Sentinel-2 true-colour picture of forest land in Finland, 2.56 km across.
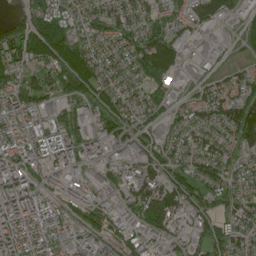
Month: June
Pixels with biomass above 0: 83%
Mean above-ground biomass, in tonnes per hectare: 87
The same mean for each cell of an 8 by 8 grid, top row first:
27 133 67 85 70 55 81 62
93 126 88 82 104 101 58 31
58 73 122 75 65 73 55 64
126 86 48 96 65 53 98 135
123 130 97 76 76 86 92 88
160 74 81 67 119 66 90 62
160 113 74 70 123 104 58 83
145 130 120 74 77 67 67 76
